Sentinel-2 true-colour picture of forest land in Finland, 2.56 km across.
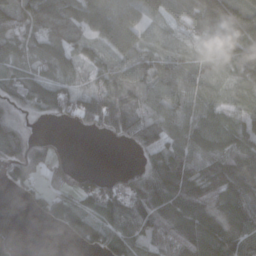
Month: October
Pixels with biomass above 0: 80%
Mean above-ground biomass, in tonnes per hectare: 75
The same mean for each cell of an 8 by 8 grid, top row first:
95 108 93 111 60 44 126 100
66 77 50 69 51 27 33 86
85 88 36 83 80 71 39 32
43 57 102 146 65 56 56 39
116 31 0 10 62 76 79 80
56 46 38 18 88 183 126 135
1 39 72 97 163 143 125 156
24 0 49 72 68 123 128 111
